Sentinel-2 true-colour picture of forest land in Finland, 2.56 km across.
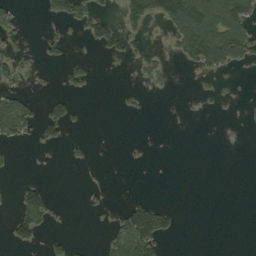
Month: September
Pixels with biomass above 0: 21%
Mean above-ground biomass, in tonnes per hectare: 24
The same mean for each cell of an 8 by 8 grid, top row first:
19 22 60 26 94 114 115 98
19 15 2 41 5 31 117 84
24 1 28 0 13 5 9 4
93 36 7 1 4 0 2 3
29 20 9 0 2 0 0 0
7 1 1 1 0 0 0 0
32 54 0 6 66 14 0 0
40 14 3 41 117 9 0 0
